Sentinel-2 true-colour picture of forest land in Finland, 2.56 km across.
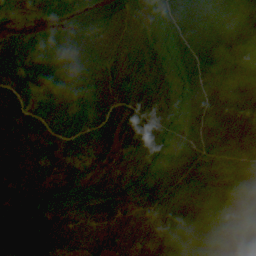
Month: August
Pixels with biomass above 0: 94%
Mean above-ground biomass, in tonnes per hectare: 55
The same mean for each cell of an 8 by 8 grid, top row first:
14 29 37 59 35 63 50 48
43 37 47 55 60 41 67 43
60 47 49 71 57 44 59 47
58 44 41 58 68 40 93 78
72 56 53 37 63 44 68 69
66 62 48 40 48 84 80 58
56 60 51 60 56 85 69 20
66 77 59 67 66 71 38 28
